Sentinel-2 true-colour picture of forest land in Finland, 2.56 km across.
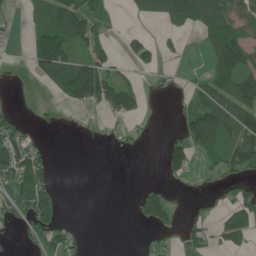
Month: June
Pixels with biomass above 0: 42%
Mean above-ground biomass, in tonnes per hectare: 52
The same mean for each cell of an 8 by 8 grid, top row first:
11 71 118 24 39 101 94 93
1 153 59 37 52 20 38 136
0 80 207 102 10 5 57 137
28 7 16 73 26 19 121 145
108 11 2 9 9 48 95 126
126 59 0 0 1 24 18 54
55 78 0 0 56 19 16 78
10 59 30 0 12 19 39 59
